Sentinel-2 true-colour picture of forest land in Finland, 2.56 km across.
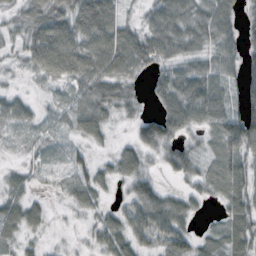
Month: October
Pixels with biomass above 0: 85%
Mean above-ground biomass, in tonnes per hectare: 41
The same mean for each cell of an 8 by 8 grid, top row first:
23 59 65 60 24 63 55 34
22 85 66 76 64 57 42 37
7 32 57 58 21 63 59 35
33 12 53 37 19 73 56 46
11 21 21 18 62 47 24 57
22 16 31 36 50 40 40 54
43 18 26 19 61 54 11 63
28 10 7 52 42 55 21 59
